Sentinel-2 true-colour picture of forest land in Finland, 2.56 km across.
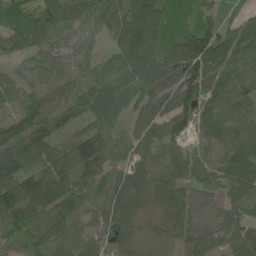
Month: June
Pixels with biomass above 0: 92%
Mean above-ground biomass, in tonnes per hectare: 75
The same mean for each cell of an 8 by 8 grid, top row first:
95 64 64 76 87 62 51 31
67 53 49 39 114 116 158 75
40 36 42 46 85 114 117 91
56 84 82 77 63 117 82 70
126 107 122 49 68 77 45 80
107 95 75 70 80 83 56 97
120 87 67 102 53 99 27 60
46 60 55 57 54 37 59 53
